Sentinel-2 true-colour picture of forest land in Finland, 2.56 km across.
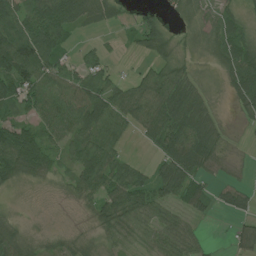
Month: July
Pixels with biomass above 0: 78%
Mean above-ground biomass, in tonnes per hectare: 47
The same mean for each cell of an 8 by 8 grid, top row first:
72 101 75 40 28 17 22 29
110 96 17 8 38 31 20 53
90 78 71 39 50 56 8 67
42 66 78 76 75 81 32 18
94 49 58 51 20 88 71 3
49 31 60 56 33 80 34 9
6 4 14 72 55 33 26 33
54 29 35 29 32 46 12 34
